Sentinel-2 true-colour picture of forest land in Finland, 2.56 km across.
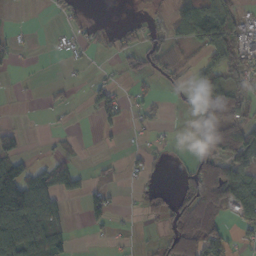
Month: October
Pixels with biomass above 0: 43%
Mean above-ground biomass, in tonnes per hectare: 41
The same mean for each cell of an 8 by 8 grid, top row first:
3 6 17 0 11 40 66 36
19 1 21 17 48 32 69 74
3 4 6 16 18 20 76 55
1 7 5 57 22 3 70 72
39 7 6 5 13 6 69 96
120 95 44 10 25 15 104 107
143 84 18 38 24 54 103 92
117 78 1 13 5 70 77 20
